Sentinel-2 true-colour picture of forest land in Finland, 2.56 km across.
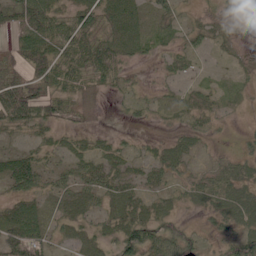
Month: June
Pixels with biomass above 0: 80%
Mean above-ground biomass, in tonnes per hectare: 29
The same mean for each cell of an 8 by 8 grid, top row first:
45 48 42 37 23 22 19 43
29 53 48 44 23 20 24 11
51 45 38 27 7 14 12 14
74 49 27 5 16 20 22 8
10 20 18 19 9 25 9 8
55 22 28 26 16 22 22 29
29 22 36 36 30 20 29 54
54 31 32 33 52 47 15 46
